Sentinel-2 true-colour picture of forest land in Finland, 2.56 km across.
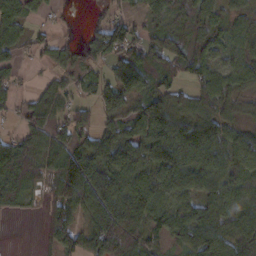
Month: February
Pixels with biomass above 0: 80%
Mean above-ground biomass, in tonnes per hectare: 75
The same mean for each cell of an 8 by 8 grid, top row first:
68 16 2 39 48 60 64 44
51 38 34 121 68 82 67 53
24 22 31 62 78 44 60 73
27 66 59 57 96 108 70 40
86 110 121 136 137 149 136 75
116 73 164 105 84 116 96 76
39 44 86 124 107 65 77 77
0 37 95 148 71 50 134 88
